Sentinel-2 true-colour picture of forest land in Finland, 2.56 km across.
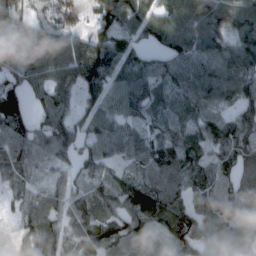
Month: March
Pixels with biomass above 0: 90%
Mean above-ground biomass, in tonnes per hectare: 87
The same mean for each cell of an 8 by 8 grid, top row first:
74 49 69 108 87 106 120 105
62 114 83 98 55 103 112 113
75 90 109 91 102 114 125 101
127 80 70 66 102 96 65 77
101 91 68 94 83 102 92 122
52 36 55 48 60 110 94 97
42 88 72 62 144 112 89 95
46 85 93 105 56 103 69 68
